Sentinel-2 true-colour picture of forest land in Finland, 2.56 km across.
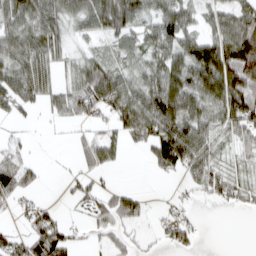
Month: March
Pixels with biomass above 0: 68%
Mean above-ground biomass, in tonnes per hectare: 50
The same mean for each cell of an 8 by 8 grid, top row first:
74 75 70 105 51 73 37 63
69 70 19 34 49 67 82 127
72 46 61 79 54 82 87 112
32 26 45 64 101 108 61 98
23 2 25 42 47 125 52 33
72 5 31 8 2 22 68 24
22 26 21 65 28 19 4 20
36 99 18 32 12 40 2 0
